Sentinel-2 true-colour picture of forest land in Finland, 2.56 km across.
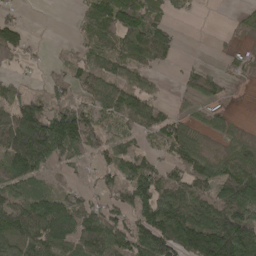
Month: April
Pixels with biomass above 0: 70%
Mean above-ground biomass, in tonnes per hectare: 71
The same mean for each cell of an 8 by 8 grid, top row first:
22 0 30 99 82 18 1 15
81 9 35 64 124 40 1 10
33 33 56 71 44 17 47 11
138 124 105 68 92 32 35 2
157 190 118 56 35 94 20 46
93 41 18 54 88 60 92 103
121 120 93 61 91 104 108 99
78 114 92 106 90 130 189 153
